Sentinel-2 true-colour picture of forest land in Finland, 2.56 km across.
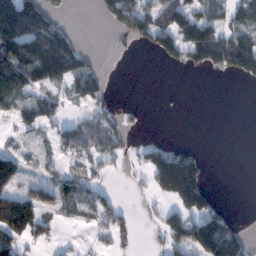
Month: February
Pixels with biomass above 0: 45%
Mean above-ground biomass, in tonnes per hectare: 61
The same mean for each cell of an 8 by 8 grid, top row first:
218 90 0 78 77 118 79 54
180 199 57 6 27 98 149 109
147 151 92 7 0 0 6 40
49 60 22 39 12 0 0 0
13 25 92 66 34 29 1 0
92 29 49 21 37 339 41 0
147 56 42 48 13 86 88 1
79 28 6 42 9 90 65 77
